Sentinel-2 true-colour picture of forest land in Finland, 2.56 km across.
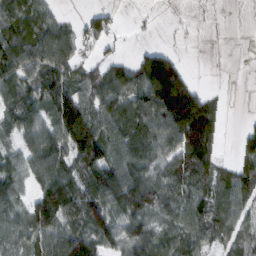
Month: February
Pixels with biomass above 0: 73%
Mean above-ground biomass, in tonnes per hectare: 68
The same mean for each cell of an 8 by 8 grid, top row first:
58 43 19 26 3 2 1 0
89 90 44 16 24 14 0 1
81 90 60 93 113 164 1 0
80 60 119 75 85 151 105 1
35 91 130 83 73 78 154 35
56 109 85 100 73 75 90 74
62 156 94 79 108 77 89 59
66 76 86 56 85 77 54 53
